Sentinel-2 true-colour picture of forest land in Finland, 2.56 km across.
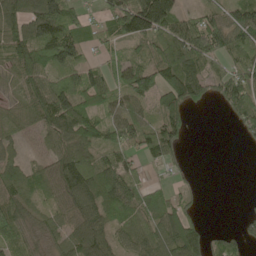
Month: May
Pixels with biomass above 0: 77%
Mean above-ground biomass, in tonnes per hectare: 75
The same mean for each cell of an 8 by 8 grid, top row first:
124 180 58 79 171 90 61 93
94 134 69 34 62 115 120 77
55 97 93 64 87 114 69 110
38 120 121 71 51 89 6 70
44 59 122 77 74 73 0 11
80 78 122 105 33 23 0 0
75 57 119 81 66 71 1 5
54 57 100 82 70 115 80 57
